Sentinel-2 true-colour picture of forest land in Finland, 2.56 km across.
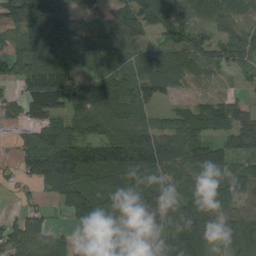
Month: August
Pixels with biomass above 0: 84%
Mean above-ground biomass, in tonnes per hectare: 85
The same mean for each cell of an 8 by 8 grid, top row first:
116 165 65 73 114 55 57 66
57 104 95 93 68 112 95 80
71 126 87 90 116 82 41 19
47 111 91 93 72 51 76 78
37 124 111 103 103 90 92 77
36 155 124 108 82 89 103 102
21 33 133 78 96 89 106 68
106 94 24 83 100 63 87 92
